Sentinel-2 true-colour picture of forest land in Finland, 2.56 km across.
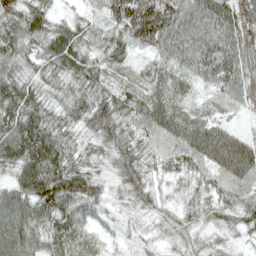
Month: April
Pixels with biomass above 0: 98%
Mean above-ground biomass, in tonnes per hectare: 63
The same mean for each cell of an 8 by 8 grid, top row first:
63 49 34 65 103 82 77 86
66 61 65 84 52 78 72 75
67 54 67 53 60 64 57 74
82 52 64 81 71 85 53 38
106 87 38 67 43 68 113 83
61 100 72 38 55 34 50 88
80 84 60 27 41 39 46 57
88 67 62 27 28 42 46 23
